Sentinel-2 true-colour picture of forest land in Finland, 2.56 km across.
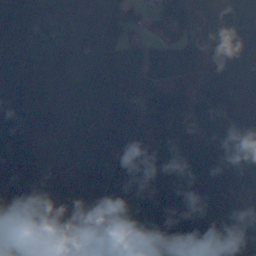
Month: October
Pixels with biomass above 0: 96%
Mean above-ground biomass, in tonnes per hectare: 89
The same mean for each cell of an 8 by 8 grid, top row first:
133 97 83 94 43 108 43 83
86 101 95 70 45 51 36 68
87 81 84 89 85 58 87 90
91 79 58 137 115 95 97 135
91 43 136 151 148 91 91 94
99 84 105 107 79 79 129 115
99 74 122 95 63 95 94 70
75 55 48 49 88 126 100 97
